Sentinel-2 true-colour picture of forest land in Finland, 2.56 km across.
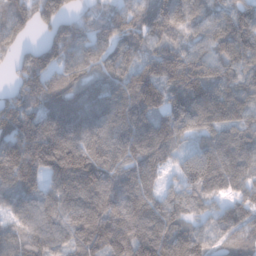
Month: January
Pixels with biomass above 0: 94%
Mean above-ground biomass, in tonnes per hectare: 128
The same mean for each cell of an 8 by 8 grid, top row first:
116 123 68 93 104 144 110 122
69 125 91 106 101 115 127 156
63 116 106 104 190 173 159 120
162 130 136 133 161 156 146 111
154 188 164 139 141 89 94 123
160 125 209 132 126 65 143 110
95 125 156 162 140 104 78 105
105 134 136 186 201 161 88 85
